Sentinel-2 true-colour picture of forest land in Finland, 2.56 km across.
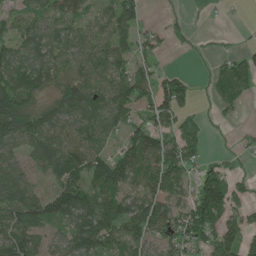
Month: June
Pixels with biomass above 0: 73%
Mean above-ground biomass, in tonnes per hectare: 68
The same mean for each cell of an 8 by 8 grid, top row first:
48 76 65 72 31 6 5 0
71 81 78 76 39 9 8 15
84 75 88 79 71 55 19 68
130 71 83 89 46 86 10 14
75 97 93 42 118 84 24 13
53 53 89 147 90 86 80 27
107 97 117 102 107 96 126 48
100 39 93 72 73 72 68 86
